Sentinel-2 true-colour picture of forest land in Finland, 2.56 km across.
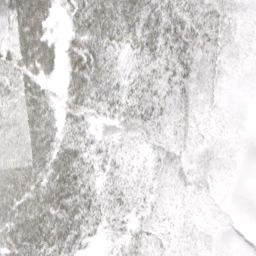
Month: April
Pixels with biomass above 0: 80%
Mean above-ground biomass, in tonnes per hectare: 34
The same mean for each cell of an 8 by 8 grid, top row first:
77 52 50 64 55 44 33 8
68 61 50 38 41 44 29 6
55 34 58 37 31 35 17 4
47 48 37 30 40 23 8 0
44 65 43 19 14 17 5 1
72 71 60 21 11 12 8 1
77 80 65 28 14 4 2 0
75 74 41 12 17 5 2 0
